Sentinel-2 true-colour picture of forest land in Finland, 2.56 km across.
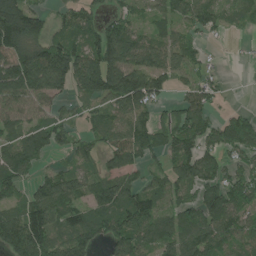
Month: July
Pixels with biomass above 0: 78%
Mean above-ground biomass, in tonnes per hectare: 107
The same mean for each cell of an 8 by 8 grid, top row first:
228 56 84 55 46 90 110 51
192 150 100 200 114 96 25 6
210 214 171 207 160 72 67 1
104 77 47 91 98 80 86 49
103 117 53 100 103 113 95 159
109 75 86 96 57 96 113 99
78 165 86 125 130 92 160 111
152 133 115 112 107 130 136 99
